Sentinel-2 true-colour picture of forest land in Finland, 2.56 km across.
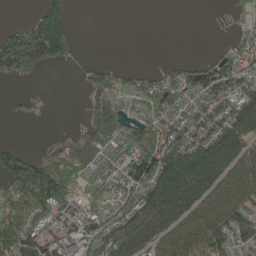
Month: May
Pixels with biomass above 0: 62%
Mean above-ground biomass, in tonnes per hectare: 85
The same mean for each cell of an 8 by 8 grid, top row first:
0 164 0 0 0 0 0 21
214 242 34 0 0 0 5 54
54 3 23 95 57 68 128 117
16 8 8 148 72 87 108 137
19 18 111 77 164 120 161 131
175 187 75 63 155 182 152 86
117 134 73 71 119 145 97 106
152 108 77 115 96 95 123 84
